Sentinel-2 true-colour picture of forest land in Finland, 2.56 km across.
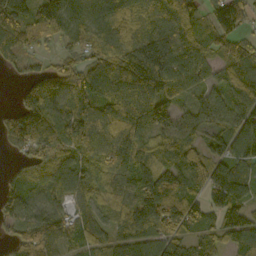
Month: October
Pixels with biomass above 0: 88%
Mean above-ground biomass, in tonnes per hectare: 99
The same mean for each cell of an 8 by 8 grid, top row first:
147 134 93 110 105 121 71 130
80 37 77 118 151 125 76 103
19 123 108 130 214 100 60 108
98 145 138 127 121 24 116 112
81 103 111 92 95 113 84 97
51 85 93 86 111 143 94 49
87 92 60 84 119 158 83 75
56 107 79 83 98 103 53 83
